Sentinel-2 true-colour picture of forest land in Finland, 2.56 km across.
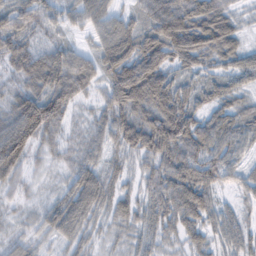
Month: February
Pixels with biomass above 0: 91%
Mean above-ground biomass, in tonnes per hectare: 58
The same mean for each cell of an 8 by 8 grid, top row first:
58 33 46 50 56 102 106 21
63 51 29 86 81 93 85 47
39 90 90 72 125 50 35 37
87 113 16 70 77 94 45 44
123 37 31 45 87 100 76 45
52 12 67 35 41 89 75 34
18 39 82 50 41 84 61 24
29 25 41 18 30 31 37 40
